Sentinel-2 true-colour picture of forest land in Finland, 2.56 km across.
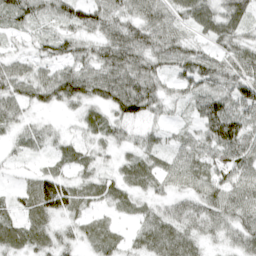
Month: April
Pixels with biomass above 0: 89%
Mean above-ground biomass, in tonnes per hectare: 50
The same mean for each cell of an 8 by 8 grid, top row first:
57 42 59 57 66 51 60 55
15 38 43 75 71 65 37 52
65 56 78 76 78 46 76 82
40 23 28 49 71 18 77 77
23 28 31 32 37 34 67 91
10 51 33 28 54 49 61 68
30 79 39 30 28 42 59 64
54 51 34 43 43 62 30 52
